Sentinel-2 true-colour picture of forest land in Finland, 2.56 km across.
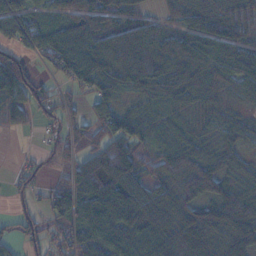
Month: November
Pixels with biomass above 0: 83%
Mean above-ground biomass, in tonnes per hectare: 64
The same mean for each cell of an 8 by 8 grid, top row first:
95 48 83 81 50 37 62 50
66 79 98 103 93 78 82 61
128 27 69 63 80 53 61 58
40 41 27 71 35 32 36 27
1 16 44 97 45 56 44 40
22 23 78 142 55 69 88 47
18 49 75 100 114 78 66 93
32 57 77 79 89 97 91 80
